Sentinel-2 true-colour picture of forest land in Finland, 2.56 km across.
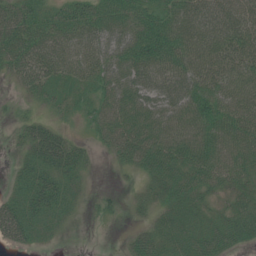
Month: July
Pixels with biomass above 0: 82%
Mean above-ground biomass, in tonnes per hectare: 42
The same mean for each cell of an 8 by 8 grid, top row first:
45 27 38 54 48 52 61 59
51 49 44 54 66 61 62 53
21 42 34 51 57 64 56 60
6 11 16 54 62 59 65 59
12 63 16 41 69 67 66 64
16 45 18 4 25 58 56 39
41 46 8 13 16 38 22 45
34 10 0 0 45 52 64 49
